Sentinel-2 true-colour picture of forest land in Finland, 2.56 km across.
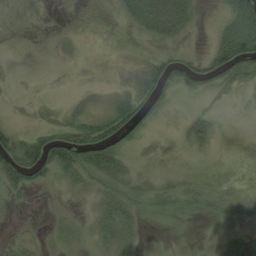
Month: August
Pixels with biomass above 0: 57%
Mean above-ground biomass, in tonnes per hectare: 23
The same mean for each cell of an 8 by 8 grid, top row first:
5 1 1 4 55 64 4 53
5 5 6 1 8 26 18 79
5 1 4 8 49 59 49 39
5 13 28 51 43 7 18 4
55 72 79 53 13 13 24 0
56 31 33 48 15 10 5 1
7 4 7 38 21 20 15 14
10 9 14 29 11 9 7 32
